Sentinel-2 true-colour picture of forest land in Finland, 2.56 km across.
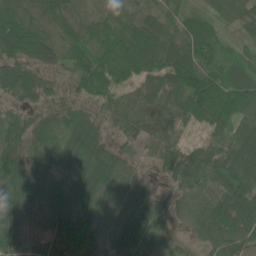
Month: June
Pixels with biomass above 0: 97%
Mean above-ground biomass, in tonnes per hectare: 67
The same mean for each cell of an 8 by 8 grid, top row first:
63 41 28 45 47 44 41 53
117 75 51 60 105 97 60 36
111 65 56 59 66 95 87 67
48 65 59 69 92 74 95 87
88 62 84 49 52 65 39 95
84 56 68 85 23 64 81 86
70 68 50 52 82 61 86 123
63 42 58 57 63 29 60 81
